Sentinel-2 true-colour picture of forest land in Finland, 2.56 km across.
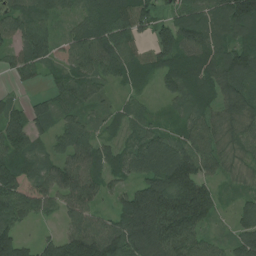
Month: July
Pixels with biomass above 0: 92%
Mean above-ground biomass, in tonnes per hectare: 87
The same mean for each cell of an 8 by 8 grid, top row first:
89 80 62 119 93 72 98 151
71 90 96 113 49 147 111 105
26 40 109 57 51 91 104 124
71 74 70 43 50 50 71 102
107 53 96 57 88 86 82 72
106 86 101 63 79 150 71 43
115 54 80 44 162 148 100 50
98 46 126 131 142 122 58 77
